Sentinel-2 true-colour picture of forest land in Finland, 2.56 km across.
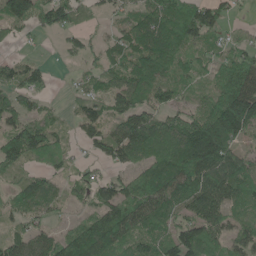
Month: May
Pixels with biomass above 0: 78%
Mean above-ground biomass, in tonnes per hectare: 80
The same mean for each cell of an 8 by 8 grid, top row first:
123 77 48 26 79 115 97 13
14 3 48 50 110 87 50 43
64 37 28 68 116 57 41 139
78 44 50 71 81 60 91 190
119 97 30 93 125 117 209 66
35 49 31 44 84 150 143 115
56 53 28 121 127 94 128 67
64 75 126 132 87 100 106 64
